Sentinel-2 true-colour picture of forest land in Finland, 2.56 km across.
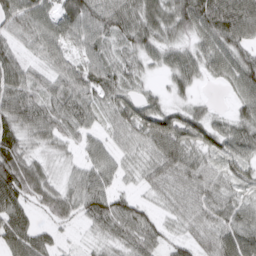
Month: March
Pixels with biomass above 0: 92%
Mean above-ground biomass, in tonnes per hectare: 57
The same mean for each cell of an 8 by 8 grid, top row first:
72 52 86 82 67 78 107 104
41 56 44 43 56 49 60 69
70 44 69 64 26 49 23 71
91 72 62 49 74 50 31 44
67 37 37 38 49 88 57 61
110 41 46 45 35 61 48 42
76 49 53 79 38 35 58 51
86 40 11 41 63 39 38 80
